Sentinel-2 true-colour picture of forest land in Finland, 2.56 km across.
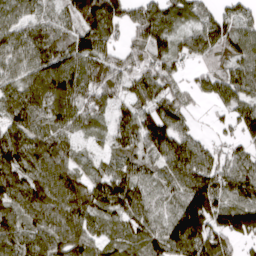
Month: April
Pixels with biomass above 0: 92%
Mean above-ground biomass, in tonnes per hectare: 108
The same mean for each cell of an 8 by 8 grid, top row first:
87 80 155 146 147 112 89 111
113 113 116 81 109 77 122 111
87 126 100 110 117 76 74 110
121 110 100 68 109 127 18 93
140 127 47 67 107 159 74 81
126 117 92 107 77 125 171 135
107 129 140 104 93 95 172 125
110 115 118 67 105 141 153 82
